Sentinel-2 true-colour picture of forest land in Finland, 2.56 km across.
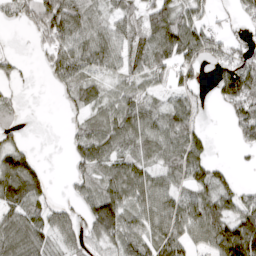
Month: April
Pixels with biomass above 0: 71%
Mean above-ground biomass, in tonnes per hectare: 65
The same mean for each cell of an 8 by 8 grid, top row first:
34 110 99 56 72 86 37 34
3 53 82 84 98 116 77 45
22 24 79 38 54 48 14 164
23 0 34 63 70 70 12 68
38 0 61 86 75 82 37 35
150 26 42 64 70 58 71 12
86 55 40 131 81 77 95 79
97 61 50 76 77 94 76 176
